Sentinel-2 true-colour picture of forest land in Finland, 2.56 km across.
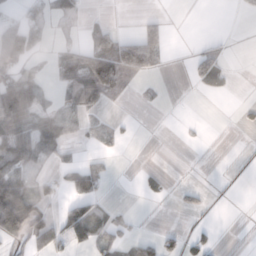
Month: November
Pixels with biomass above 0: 33%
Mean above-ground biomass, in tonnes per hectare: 23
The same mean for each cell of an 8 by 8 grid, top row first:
14 26 21 3 0 0 0 4
73 17 36 50 51 0 10 0
60 15 54 72 9 0 44 0
85 32 29 3 0 0 0 5
59 45 11 13 0 0 1 0
41 20 66 13 14 0 0 2
153 30 46 17 0 3 4 0
43 63 28 32 31 22 17 0
